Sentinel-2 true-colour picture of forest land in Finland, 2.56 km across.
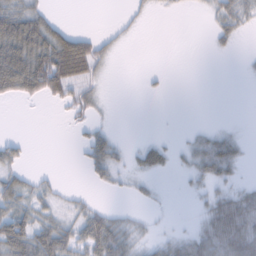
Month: February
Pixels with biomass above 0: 43%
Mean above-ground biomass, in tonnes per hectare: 23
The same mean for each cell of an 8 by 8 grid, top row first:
68 28 0 1 6 2 7 20
90 79 70 13 0 0 3 3
88 84 52 2 3 0 0 1
0 1 25 2 0 0 0 0
16 0 13 26 9 7 41 19
28 9 2 18 13 5 36 13
43 27 20 13 7 1 25 50
63 64 47 69 18 23 51 55
